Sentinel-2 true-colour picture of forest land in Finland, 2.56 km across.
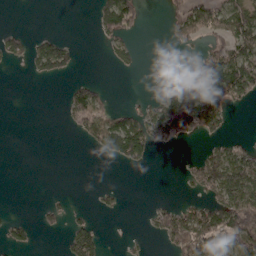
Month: April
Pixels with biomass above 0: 33%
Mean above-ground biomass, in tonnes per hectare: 45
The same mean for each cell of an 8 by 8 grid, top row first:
0 0 0 131 27 47 101 107
45 81 13 37 6 25 55 112
0 30 21 1 0 36 144 133
0 0 80 43 43 144 118 5
0 0 9 92 91 35 26 33
0 0 0 0 0 3 130 155
1 20 6 13 5 49 82 141
28 0 70 0 8 84 122 120
